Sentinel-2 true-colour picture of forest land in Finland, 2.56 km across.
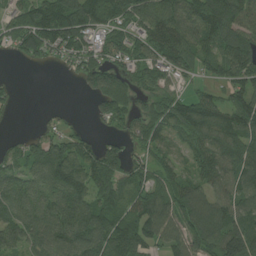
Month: July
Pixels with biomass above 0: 80%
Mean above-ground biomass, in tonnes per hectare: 90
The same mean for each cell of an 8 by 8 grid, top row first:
70 136 152 105 111 102 139 125
62 97 95 72 89 127 79 125
6 0 50 116 65 55 39 98
8 13 2 105 65 94 128 127
34 100 85 46 69 50 127 135
72 112 120 113 68 69 93 123
77 84 111 101 115 109 109 104
66 98 117 126 111 87 129 160
